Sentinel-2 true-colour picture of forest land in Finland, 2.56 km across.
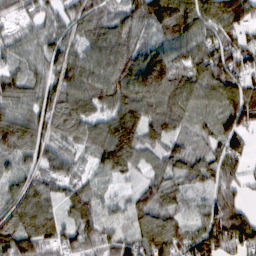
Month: February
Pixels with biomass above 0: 91%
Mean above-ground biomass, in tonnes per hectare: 87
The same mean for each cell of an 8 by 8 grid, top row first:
60 65 94 68 124 158 98 107
57 78 67 104 76 78 92 103
89 76 87 116 99 100 105 86
87 110 93 95 72 97 59 101
129 77 64 153 97 64 52 64
72 80 53 61 50 78 86 71
111 81 95 35 88 49 67 75
142 90 86 74 102 97 119 120
